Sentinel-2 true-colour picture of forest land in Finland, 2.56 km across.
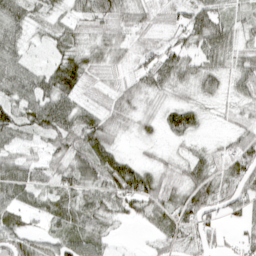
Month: April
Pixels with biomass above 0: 88%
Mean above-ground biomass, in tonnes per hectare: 50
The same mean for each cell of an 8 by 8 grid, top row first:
61 32 42 58 35 41 74 30
49 29 45 54 32 50 62 39
70 67 65 24 50 56 43 53
62 102 62 47 32 61 15 32
36 41 70 51 21 18 14 57
69 46 65 87 71 41 66 77
53 47 54 50 61 67 74 48
69 40 57 19 10 55 52 35
